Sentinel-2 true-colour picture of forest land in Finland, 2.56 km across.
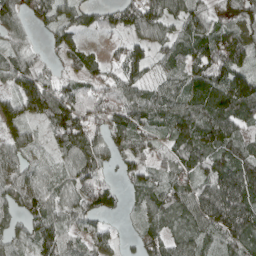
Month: April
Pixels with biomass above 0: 89%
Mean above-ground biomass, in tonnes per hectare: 75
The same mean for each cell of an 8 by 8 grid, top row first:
64 74 62 52 109 75 60 61
48 24 60 20 60 72 99 105
80 58 59 58 65 56 97 88
69 114 113 93 94 93 102 98
73 38 123 72 70 79 89 80
77 49 91 26 67 86 87 117
66 80 76 45 56 88 127 137
52 94 54 40 69 70 49 86
